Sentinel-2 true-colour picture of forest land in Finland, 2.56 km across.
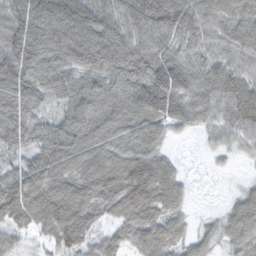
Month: February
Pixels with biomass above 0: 94%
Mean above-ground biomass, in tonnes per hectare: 91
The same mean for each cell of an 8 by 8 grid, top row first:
103 115 129 91 118 124 84 76
107 116 143 141 103 86 69 85
109 106 96 104 135 125 91 99
104 57 117 107 117 106 70 109
81 111 125 93 94 16 28 49
73 115 108 126 154 66 10 13
109 121 116 81 141 66 11 67
61 59 87 54 79 68 44 71
